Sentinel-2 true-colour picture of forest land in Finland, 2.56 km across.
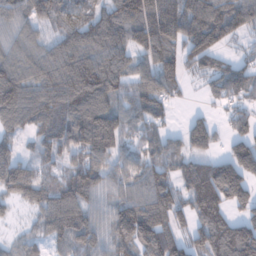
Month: January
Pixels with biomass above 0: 85%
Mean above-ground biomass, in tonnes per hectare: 101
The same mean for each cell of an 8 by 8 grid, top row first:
90 78 94 114 140 96 151 94
83 75 117 131 108 86 100 27
136 117 175 124 84 92 55 101
133 111 146 128 96 24 25 66
44 74 111 128 75 55 89 98
121 54 119 71 100 92 158 145
27 113 121 81 143 123 169 74
36 76 94 95 142 113 138 192
